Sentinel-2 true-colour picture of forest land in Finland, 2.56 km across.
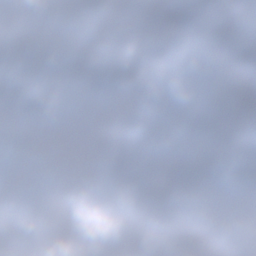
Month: December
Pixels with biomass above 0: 49%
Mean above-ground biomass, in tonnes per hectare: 68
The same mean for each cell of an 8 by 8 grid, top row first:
117 136 45 33 75 69 87 115
116 124 102 56 14 70 110 94
30 17 39 71 80 97 173 122
13 10 0 1 49 124 152 47
8 0 0 111 227 211 125 160
0 0 0 37 154 83 18 63
8 45 55 30 14 6 12 6
62 40 101 129 114 69 76 7
